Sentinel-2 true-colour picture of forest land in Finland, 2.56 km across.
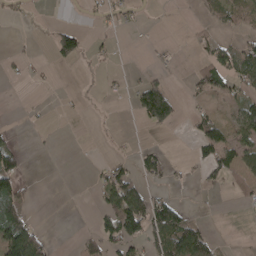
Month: April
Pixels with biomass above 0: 29%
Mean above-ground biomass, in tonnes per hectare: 29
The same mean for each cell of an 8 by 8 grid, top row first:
8 0 4 23 4 1 14 40
4 20 56 11 3 4 35 54
7 7 1 7 42 2 72 58
1 4 2 1 94 50 24 43
23 2 0 5 9 0 61 61
75 0 0 58 43 10 24 40
73 0 0 75 98 63 1 5
136 24 23 61 49 100 44 1
